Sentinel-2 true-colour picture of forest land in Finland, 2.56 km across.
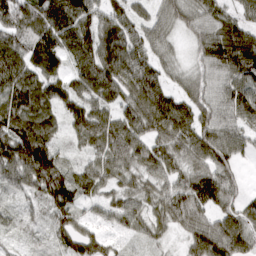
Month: March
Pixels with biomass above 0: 93%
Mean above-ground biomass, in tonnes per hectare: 81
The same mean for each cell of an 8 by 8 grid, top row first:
87 97 97 71 44 71 73 51
93 136 97 118 83 31 90 134
104 109 80 105 115 43 61 92
107 67 120 67 119 112 72 90
149 100 44 105 97 90 97 65
88 162 56 60 68 80 101 28
30 67 55 65 63 96 69 62
21 34 88 34 35 21 118 92
